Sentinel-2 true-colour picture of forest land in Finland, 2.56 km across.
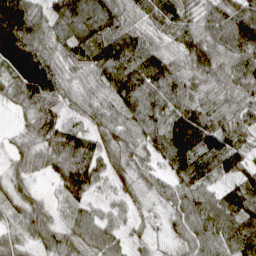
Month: April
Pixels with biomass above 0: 93%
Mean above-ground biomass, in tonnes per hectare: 86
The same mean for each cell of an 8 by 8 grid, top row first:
195 95 140 104 61 100 74 113
206 81 105 118 98 66 111 121
120 144 58 104 121 103 96 94
42 100 48 68 89 99 96 69
39 84 105 69 69 141 118 86
46 32 120 60 54 79 71 80
54 45 59 41 19 70 101 101
59 67 79 75 29 40 101 101
